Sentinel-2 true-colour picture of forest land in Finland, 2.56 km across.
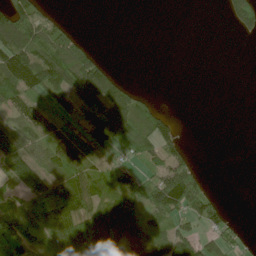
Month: June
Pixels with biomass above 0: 55%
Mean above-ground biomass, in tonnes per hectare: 62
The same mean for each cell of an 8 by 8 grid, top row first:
126 51 0 0 0 0 0 79
139 104 61 0 0 0 0 0
135 134 152 68 35 9 0 0
49 61 57 125 73 10 0 0
89 75 48 111 85 63 0 0
89 83 84 60 66 131 19 0
105 113 108 88 83 106 94 0
179 96 145 113 72 108 59 46
